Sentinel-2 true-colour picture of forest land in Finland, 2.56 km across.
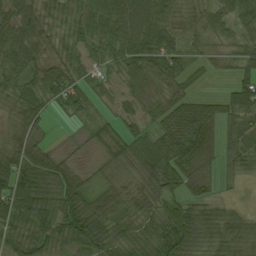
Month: August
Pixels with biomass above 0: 88%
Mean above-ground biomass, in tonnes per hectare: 50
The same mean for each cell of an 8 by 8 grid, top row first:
52 37 50 67 62 34 40 53
68 39 59 59 75 49 20 35
53 58 48 34 44 44 10 46
43 33 37 22 34 63 51 57
52 23 11 34 38 76 51 56
93 91 44 25 43 63 29 23
68 60 68 50 52 71 44 13
57 56 70 68 62 98 58 53
